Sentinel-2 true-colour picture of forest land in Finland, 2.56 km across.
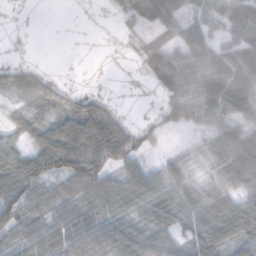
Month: November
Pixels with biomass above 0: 72%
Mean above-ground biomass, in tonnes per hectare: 52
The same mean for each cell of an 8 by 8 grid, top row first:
0 0 0 9 61 53 55 62
0 0 0 0 42 62 64 70
37 35 0 0 8 83 87 95
15 38 71 27 2 57 73 56
39 78 99 120 34 4 32 113
102 72 94 56 60 46 30 77
91 57 54 58 56 59 69 85
56 89 80 88 71 48 70 74
